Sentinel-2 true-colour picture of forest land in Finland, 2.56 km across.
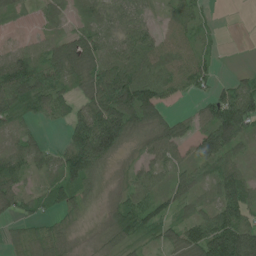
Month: June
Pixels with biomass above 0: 81%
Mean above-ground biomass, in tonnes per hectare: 59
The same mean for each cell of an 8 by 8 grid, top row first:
17 23 28 61 46 45 17 0
31 45 108 64 84 54 25 0
127 85 60 110 99 58 37 32
68 61 65 126 107 17 51 130
45 26 137 138 37 56 89 60
55 40 104 14 48 43 44 63
45 41 37 35 72 38 36 95
30 61 16 46 31 45 116 146
